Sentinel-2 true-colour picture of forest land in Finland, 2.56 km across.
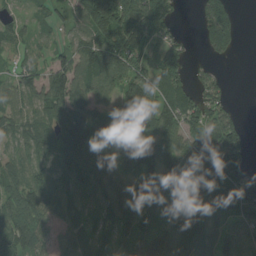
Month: August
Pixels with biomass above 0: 84%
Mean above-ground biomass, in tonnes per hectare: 84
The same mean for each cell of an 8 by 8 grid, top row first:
23 39 112 185 129 33 127 33
37 34 95 123 95 49 74 28
62 96 112 128 100 84 56 0
80 94 103 59 106 104 94 17
62 82 140 79 83 90 111 71
92 75 128 104 88 47 90 71
108 86 67 95 98 41 94 126
116 58 51 62 127 115 93 84
